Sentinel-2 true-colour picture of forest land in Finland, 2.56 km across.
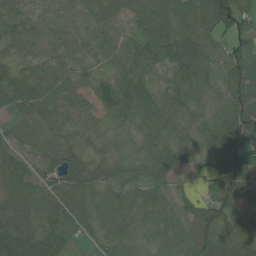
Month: July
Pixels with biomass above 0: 93%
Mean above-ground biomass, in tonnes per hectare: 69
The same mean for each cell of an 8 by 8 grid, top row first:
65 50 61 63 78 80 90 81
48 51 45 60 70 102 85 67
62 81 60 68 66 73 89 112
45 56 67 70 78 87 76 126
43 43 51 45 54 65 67 128
77 51 79 61 50 37 30 83
86 73 75 80 71 45 74 68
125 98 27 61 56 63 76 78
